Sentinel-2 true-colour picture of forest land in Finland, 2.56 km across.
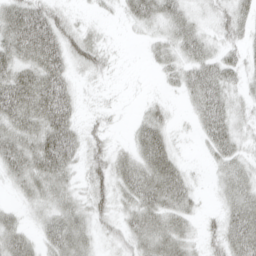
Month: April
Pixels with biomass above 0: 78%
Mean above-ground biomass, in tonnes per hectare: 32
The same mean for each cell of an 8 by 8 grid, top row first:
49 48 10 7 37 35 17 33
50 62 40 10 8 34 27 26
49 61 12 7 1 20 43 23
60 62 18 10 15 7 40 22
49 59 33 19 43 16 23 27
35 49 21 43 52 42 8 39
16 33 33 31 49 40 6 46
41 32 41 22 44 45 24 44
